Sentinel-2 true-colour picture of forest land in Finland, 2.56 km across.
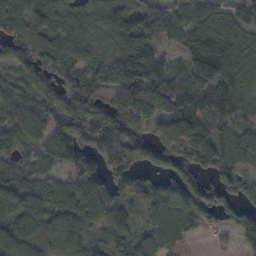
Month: October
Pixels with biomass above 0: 88%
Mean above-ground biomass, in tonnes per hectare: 121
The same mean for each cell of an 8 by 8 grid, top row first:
127 120 79 129 119 100 111 78
129 129 102 103 183 90 211 149
62 131 137 154 212 135 173 110
64 136 180 199 191 187 132 97
64 101 152 172 136 141 137 101
120 79 135 110 67 119 71 100
128 124 181 128 91 123 137 112
124 91 112 109 68 75 24 72
